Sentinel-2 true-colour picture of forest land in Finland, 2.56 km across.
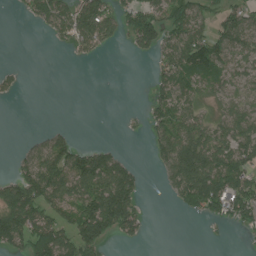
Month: July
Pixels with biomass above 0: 53%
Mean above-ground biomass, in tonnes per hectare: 65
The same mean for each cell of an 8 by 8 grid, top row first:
8 98 122 79 110 82 55 72
0 5 48 19 54 108 132 79
19 0 0 0 1 88 75 52
0 0 0 0 24 93 37 70
4 61 34 17 10 135 111 98
63 103 138 145 21 118 163 103
167 90 116 208 22 26 102 109
101 140 132 44 16 0 4 5
